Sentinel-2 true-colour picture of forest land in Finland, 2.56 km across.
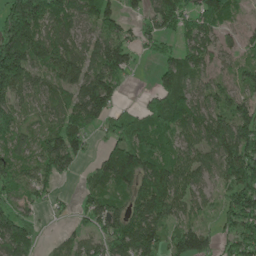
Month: May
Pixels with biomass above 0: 80%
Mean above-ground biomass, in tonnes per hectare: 103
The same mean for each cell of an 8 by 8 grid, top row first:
228 154 104 93 66 145 108 32
244 125 78 136 52 54 92 54
180 76 128 127 2 104 64 66
85 68 129 99 90 144 111 107
71 112 92 75 128 71 101 180
83 101 35 164 132 114 61 173
93 26 41 95 140 86 44 159
170 14 59 125 180 93 79 131
